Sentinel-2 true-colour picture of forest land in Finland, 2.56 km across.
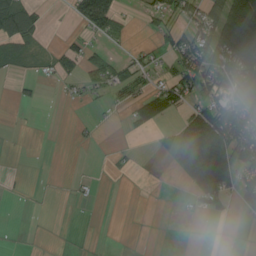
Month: August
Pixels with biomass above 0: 35%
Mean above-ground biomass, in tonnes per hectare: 31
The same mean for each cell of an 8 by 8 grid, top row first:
100 11 57 93 15 34 59 133
33 14 36 11 15 56 85 139
15 10 29 37 24 52 71 89
1 0 1 5 52 29 83 94
0 0 3 2 0 62 124 96
2 0 3 2 0 15 98 60
0 0 1 0 1 2 29 19
0 1 1 0 1 0 0 1
